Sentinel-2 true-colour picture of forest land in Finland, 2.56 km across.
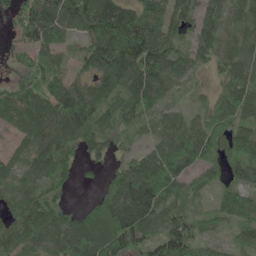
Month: May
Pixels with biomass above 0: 89%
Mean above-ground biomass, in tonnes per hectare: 87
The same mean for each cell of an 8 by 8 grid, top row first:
51 141 141 191 132 95 81 71
35 79 54 216 212 93 75 75
45 87 58 98 128 60 24 105
77 104 147 71 71 35 70 72
35 103 66 38 33 99 97 100
48 65 31 46 169 105 51 81
56 86 40 98 147 75 44 84
77 76 136 160 101 131 49 46
